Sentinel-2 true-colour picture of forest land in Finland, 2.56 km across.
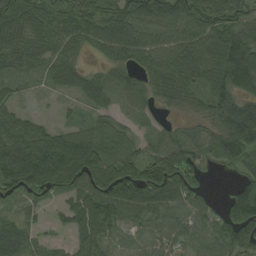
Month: August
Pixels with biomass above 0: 87%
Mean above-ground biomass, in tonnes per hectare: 70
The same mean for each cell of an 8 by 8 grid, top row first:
96 86 109 95 84 84 77 69
88 74 53 82 78 83 88 124
37 34 67 53 59 91 74 103
38 5 23 36 38 29 59 114
74 79 91 43 44 82 74 117
99 111 103 114 106 115 26 42
31 28 78 85 77 60 38 130
74 21 44 32 28 58 65 98
